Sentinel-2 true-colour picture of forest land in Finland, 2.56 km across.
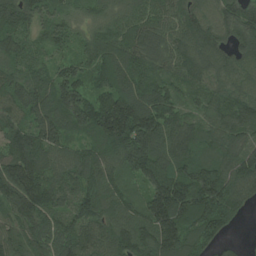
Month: July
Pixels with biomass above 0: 97%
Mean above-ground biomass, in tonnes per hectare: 157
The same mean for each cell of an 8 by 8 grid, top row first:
167 111 74 100 126 122 129 174
142 112 89 190 156 131 162 148
137 134 136 161 160 105 123 128
136 176 199 256 229 122 118 181
190 182 99 199 252 174 133 165
240 149 166 122 184 203 194 179
174 163 162 155 162 243 250 118
125 173 159 148 190 207 116 21
